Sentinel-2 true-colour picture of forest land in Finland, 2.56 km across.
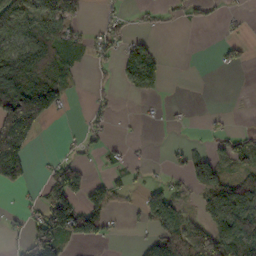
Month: October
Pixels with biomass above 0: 41%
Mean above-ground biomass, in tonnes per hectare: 51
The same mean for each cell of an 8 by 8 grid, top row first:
73 89 19 23 11 8 15 11
79 91 37 40 63 0 0 25
142 98 14 17 80 0 0 0
215 98 3 17 3 6 5 0
214 0 21 14 4 5 22 58
101 39 73 27 8 16 101 58
12 105 85 59 63 76 67 111
15 143 55 14 29 92 140 154
